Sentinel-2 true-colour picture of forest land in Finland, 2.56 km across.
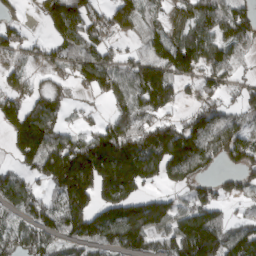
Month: March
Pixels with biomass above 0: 74%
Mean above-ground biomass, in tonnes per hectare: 105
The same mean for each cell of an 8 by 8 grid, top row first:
40 88 156 89 81 65 120 113
68 51 97 59 50 144 122 69
65 47 80 115 165 111 69 48
118 112 19 56 97 49 111 73
110 163 118 229 181 182 118 112
67 118 248 238 168 97 56 66
68 81 137 176 143 80 101 14
91 73 99 108 121 122 169 127
